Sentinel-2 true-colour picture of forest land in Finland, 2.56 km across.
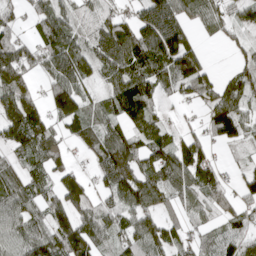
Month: April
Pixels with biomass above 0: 78%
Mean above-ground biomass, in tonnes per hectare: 84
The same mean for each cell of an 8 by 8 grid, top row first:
40 76 60 61 77 98 73 50
90 77 74 147 133 140 12 32
136 52 80 78 117 114 69 76
165 95 102 69 100 10 69 95
96 106 52 132 82 85 56 42
76 68 55 148 100 115 87 34
92 78 109 86 96 52 58 58
78 119 164 69 101 68 44 82
